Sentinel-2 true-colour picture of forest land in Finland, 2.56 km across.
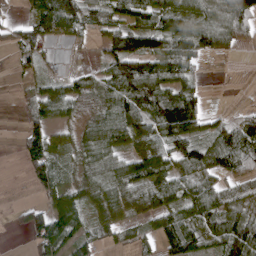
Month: April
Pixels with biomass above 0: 74%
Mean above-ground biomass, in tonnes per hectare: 75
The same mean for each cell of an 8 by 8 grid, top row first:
11 132 120 76 83 117 78 111
58 62 28 100 111 128 87 30
15 51 56 122 155 108 5 0
7 75 31 100 106 168 49 31
16 77 52 103 88 103 90 149
1 81 39 80 127 81 73 74
18 63 66 56 68 91 118 74
0 116 63 26 41 135 81 132
